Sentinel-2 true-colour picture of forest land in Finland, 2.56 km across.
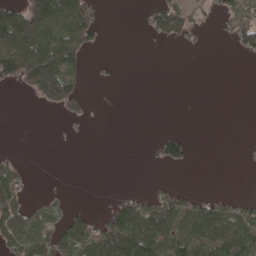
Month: May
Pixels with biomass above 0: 36%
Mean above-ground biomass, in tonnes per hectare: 49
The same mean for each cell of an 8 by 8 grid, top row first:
127 150 144 0 19 100 18 79
165 154 96 0 0 7 2 40
82 172 35 6 0 0 0 0
0 14 35 0 0 0 0 0
0 0 2 0 4 65 0 1
72 0 0 0 0 2 0 0
118 54 19 64 116 88 67 49
100 108 118 178 179 90 89 94
